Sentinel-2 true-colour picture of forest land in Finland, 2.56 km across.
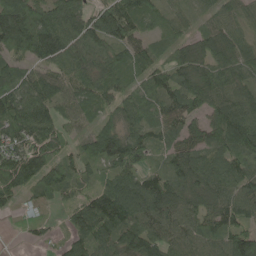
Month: May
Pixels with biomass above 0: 92%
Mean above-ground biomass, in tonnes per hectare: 91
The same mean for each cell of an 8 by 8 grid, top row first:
166 117 142 125 86 46 50 73
108 140 85 77 74 69 89 91
102 91 74 79 86 92 110 74
129 90 62 62 92 100 96 104
83 96 67 129 107 69 97 122
128 118 67 90 98 89 95 90
35 24 79 141 134 103 90 101
3 21 71 100 130 81 78 113
